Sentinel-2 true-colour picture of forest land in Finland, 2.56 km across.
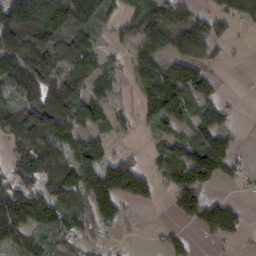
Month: February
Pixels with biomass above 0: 67%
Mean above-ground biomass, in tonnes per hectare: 77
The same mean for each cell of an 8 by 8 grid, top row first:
148 157 97 47 88 103 68 83
135 112 94 30 81 76 63 5
87 107 78 64 93 135 70 0
80 125 75 49 41 110 89 6
65 94 98 38 7 75 117 15
60 99 138 147 88 100 127 29
165 148 110 106 19 62 111 39
93 50 53 12 3 39 18 25
